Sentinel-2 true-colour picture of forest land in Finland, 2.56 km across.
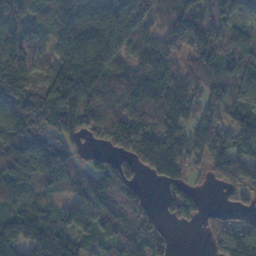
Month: November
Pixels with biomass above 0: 87%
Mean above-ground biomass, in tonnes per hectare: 118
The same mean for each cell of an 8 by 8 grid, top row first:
88 95 178 192 127 96 74 64
121 73 208 183 85 71 154 107
172 94 203 122 132 129 97 118
148 153 174 94 121 126 76 94
173 142 69 96 168 133 152 119
151 142 75 131 49 89 50 104
179 83 218 147 71 90 21 55
175 205 74 104 132 15 24 169
